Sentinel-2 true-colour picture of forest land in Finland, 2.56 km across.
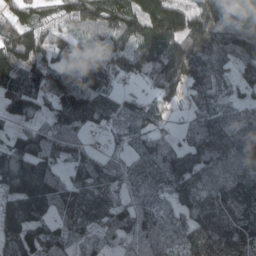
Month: March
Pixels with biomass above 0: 90%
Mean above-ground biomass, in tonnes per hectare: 100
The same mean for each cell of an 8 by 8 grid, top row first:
86 47 112 120 161 172 171 123
161 114 69 87 127 152 149 140
121 136 131 86 55 120 88 55
76 76 140 64 65 27 72 74
87 105 74 21 65 60 138 151
150 117 74 71 69 108 97 104
122 107 124 85 67 59 105 102
124 118 62 50 78 56 133 113
